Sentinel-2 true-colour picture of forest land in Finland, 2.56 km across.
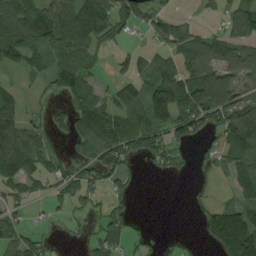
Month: August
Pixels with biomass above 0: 62%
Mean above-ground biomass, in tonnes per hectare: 76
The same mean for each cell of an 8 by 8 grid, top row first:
138 138 146 105 69 44 21 97
129 99 106 31 35 79 103 85
20 36 90 37 72 132 143 86
102 38 81 100 120 132 159 130
137 42 62 123 83 75 32 138
116 67 71 73 12 21 8 98
49 25 42 56 0 0 41 108
91 28 21 69 26 12 44 178
